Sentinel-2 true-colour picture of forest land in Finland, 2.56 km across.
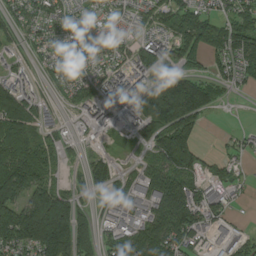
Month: August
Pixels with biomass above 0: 75%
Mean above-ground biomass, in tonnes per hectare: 97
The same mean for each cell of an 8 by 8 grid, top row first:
72 86 60 42 58 101 78 88
44 65 68 54 128 121 110 159
80 43 85 101 118 172 86 61
122 43 49 101 199 275 70 1
113 66 20 11 68 198 6 35
153 82 35 87 88 141 68 27
144 281 88 66 72 172 109 13
170 281 190 98 150 148 30 35
